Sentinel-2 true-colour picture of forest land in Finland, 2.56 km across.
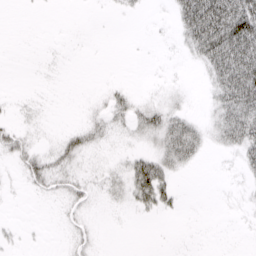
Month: March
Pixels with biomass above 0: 39%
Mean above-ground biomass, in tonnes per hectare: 18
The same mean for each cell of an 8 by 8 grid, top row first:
0 0 0 3 3 29 108 101
0 1 0 0 0 6 69 102
0 2 0 3 1 4 22 98
6 3 3 22 29 28 14 63
24 10 27 8 17 56 20 44
6 28 15 19 61 20 0 10
1 1 14 7 22 12 0 5
5 1 10 0 0 0 0 1
